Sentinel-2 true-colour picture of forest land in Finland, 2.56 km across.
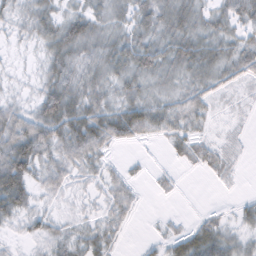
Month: February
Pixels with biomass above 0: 78%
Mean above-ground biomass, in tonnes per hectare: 29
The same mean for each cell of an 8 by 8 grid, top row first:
23 38 39 32 38 43 33 42
7 33 47 45 45 46 39 36
7 36 44 35 34 28 31 23
30 55 53 42 49 37 17 5
65 48 54 23 7 21 19 5
72 32 20 17 5 7 10 4
43 13 9 26 4 1 5 14
9 28 29 21 6 29 48 25
